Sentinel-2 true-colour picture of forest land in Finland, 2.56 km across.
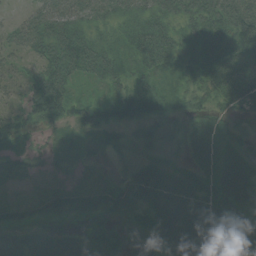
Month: August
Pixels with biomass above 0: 89%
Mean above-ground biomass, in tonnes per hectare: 48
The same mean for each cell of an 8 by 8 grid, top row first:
15 63 56 47 53 57 75 91
40 74 78 41 63 54 60 77
24 85 37 49 44 33 54 74
30 90 50 47 58 31 39 41
30 19 26 26 38 21 50 29
29 18 21 20 51 42 41 78
32 33 40 45 37 69 57 61
70 64 36 22 15 64 66 62
